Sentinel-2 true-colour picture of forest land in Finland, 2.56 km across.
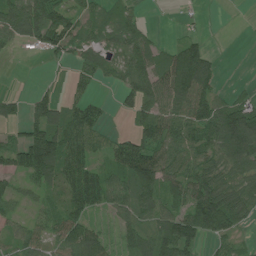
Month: July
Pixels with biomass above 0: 70%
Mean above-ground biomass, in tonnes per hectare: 59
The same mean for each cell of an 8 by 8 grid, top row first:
90 104 51 35 16 2 2 0
19 51 41 42 73 47 36 0
0 4 37 28 83 119 87 3
25 77 64 11 68 90 91 83
59 144 76 41 87 90 89 121
48 76 103 59 121 78 85 57
27 35 76 47 65 65 132 80
38 39 91 31 80 125 38 21
